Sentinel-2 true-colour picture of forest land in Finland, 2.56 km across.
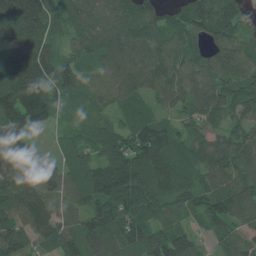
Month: June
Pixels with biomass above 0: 95%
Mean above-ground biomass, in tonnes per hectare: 105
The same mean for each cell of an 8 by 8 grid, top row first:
223 126 104 100 145 84 125 100
109 78 87 112 104 93 94 101
151 126 109 80 101 102 95 117
132 114 53 49 78 67 85 84
134 30 83 102 146 88 93 105
92 107 109 163 154 98 89 104
129 115 88 139 117 63 93 117
127 127 120 106 112 130 36 93
